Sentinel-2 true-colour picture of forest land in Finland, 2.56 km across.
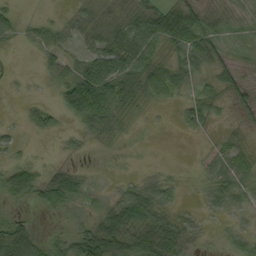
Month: September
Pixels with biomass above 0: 65%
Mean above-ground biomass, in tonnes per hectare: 29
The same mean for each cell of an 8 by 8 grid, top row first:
17 5 19 26 47 68 23 11
6 35 18 55 57 36 46 9
5 16 77 72 57 40 23 25
3 20 73 49 8 10 32 14
14 1 8 8 1 0 6 20
52 28 26 3 10 6 24 37
11 29 17 45 69 20 14 19
63 24 55 90 71 65 5 21
